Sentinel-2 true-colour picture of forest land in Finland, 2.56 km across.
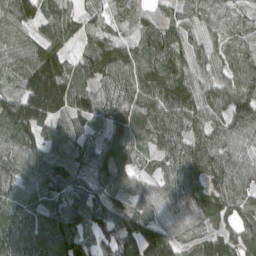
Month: April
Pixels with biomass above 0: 94%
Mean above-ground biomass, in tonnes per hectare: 93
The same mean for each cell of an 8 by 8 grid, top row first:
112 75 53 40 43 57 49 41
71 100 51 86 101 80 44 52
52 191 100 94 111 109 60 77
161 144 96 109 111 117 106 117
120 88 76 119 47 109 101 63
89 124 87 116 54 108 103 84
101 88 111 83 78 85 118 62
126 145 122 120 167 80 65 87
